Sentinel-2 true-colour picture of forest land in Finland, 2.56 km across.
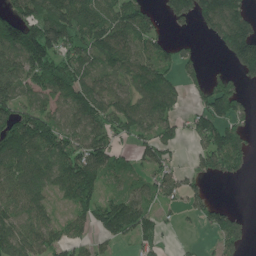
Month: June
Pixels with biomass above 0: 72%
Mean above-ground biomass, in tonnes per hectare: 96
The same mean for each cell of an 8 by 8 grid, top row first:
130 177 150 111 118 88 143 131
158 174 124 143 94 53 10 184
125 138 121 93 126 54 57 54
126 90 101 113 109 62 97 63
165 153 108 92 73 52 110 87
111 79 204 74 59 77 62 32
98 66 79 115 99 37 77 13
114 91 54 50 63 9 13 80
